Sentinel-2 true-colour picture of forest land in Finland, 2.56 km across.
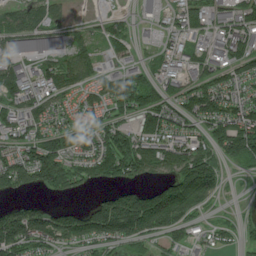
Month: July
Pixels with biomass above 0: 76%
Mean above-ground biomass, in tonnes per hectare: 82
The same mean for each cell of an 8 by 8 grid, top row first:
83 67 5 33 3 60 74 89
41 24 60 49 9 42 37 67
68 69 61 90 78 49 78 91
78 89 59 72 133 85 124 108
76 123 81 142 110 97 93 177
134 136 80 103 70 119 146 27
71 54 52 161 209 197 47 13
165 98 96 87 80 62 40 46
